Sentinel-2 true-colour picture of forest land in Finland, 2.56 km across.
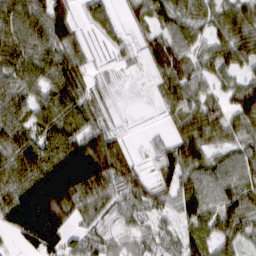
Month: March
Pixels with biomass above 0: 84%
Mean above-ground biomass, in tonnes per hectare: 61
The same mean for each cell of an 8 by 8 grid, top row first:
86 74 19 34 40 63 54 68
87 67 38 19 32 83 40 66
73 81 72 10 4 67 52 45
69 79 83 11 1 41 70 74
77 77 101 69 10 51 58 51
79 139 161 99 25 48 73 73
99 137 66 45 40 43 76 75
30 122 39 30 35 36 61 50
